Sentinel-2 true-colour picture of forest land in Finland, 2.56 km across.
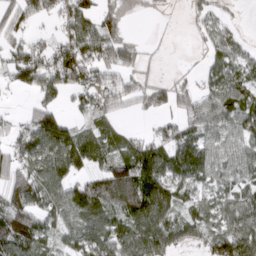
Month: March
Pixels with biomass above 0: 72%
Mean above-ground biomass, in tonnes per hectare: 63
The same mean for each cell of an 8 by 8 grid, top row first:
67 50 92 53 6 3 41 9
58 45 101 104 16 1 30 35
43 79 80 59 37 23 36 63
10 74 35 63 35 55 62 79
51 97 96 57 57 85 63 70
76 81 61 118 148 72 58 57
110 63 94 71 143 73 54 74
97 41 56 73 91 64 55 91
